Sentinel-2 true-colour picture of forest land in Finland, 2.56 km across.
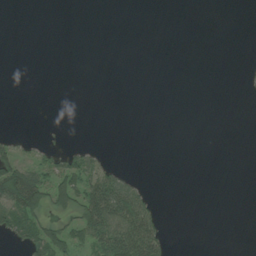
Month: July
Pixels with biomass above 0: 17%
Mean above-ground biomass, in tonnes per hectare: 18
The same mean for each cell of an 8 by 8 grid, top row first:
0 0 0 0 0 0 0 0
0 0 0 0 0 0 0 0
0 0 0 0 0 0 0 2
0 0 0 0 0 0 0 0
21 8 7 0 0 0 0 0
111 58 66 46 2 0 0 0
93 49 79 133 64 0 0 0
29 76 40 112 130 2 0 0
